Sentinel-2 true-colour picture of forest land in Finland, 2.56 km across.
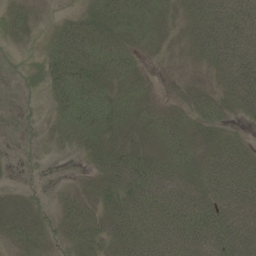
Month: June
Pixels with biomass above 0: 78%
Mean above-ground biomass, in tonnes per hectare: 43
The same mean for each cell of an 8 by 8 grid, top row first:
26 4 26 53 54 27 72 82
10 27 78 56 26 18 58 77
4 35 67 44 25 13 16 75
4 10 69 62 39 27 39 31
3 7 23 41 37 58 44 30
3 2 11 56 68 64 62 74
45 14 43 44 76 80 73 72
40 29 46 43 79 76 76 75
